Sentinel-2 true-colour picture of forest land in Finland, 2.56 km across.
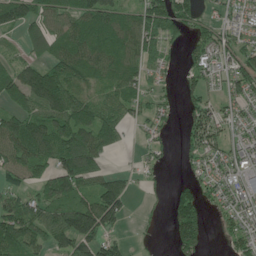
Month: June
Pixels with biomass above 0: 69%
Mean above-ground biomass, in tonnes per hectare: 73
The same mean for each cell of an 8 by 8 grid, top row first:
105 88 91 92 92 91 26 52
25 82 104 90 83 19 80 67
107 155 70 69 57 17 60 84
73 122 99 77 48 20 87 51
102 128 128 60 30 19 83 69
57 89 140 58 24 7 50 69
88 90 121 127 4 73 34 71
113 82 129 65 9 79 32 52
